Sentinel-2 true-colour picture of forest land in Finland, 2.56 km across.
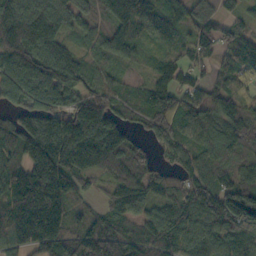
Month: October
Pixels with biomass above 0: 90%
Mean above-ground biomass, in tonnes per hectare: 99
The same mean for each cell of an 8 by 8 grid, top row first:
94 83 71 130 127 66 80 41
102 73 42 94 55 54 74 82
126 128 82 54 33 91 66 76
73 115 124 86 88 129 91 107
110 163 175 140 54 81 92 128
120 178 95 72 85 58 98 99
167 196 33 71 85 104 154 229
116 138 96 118 76 98 95 91
